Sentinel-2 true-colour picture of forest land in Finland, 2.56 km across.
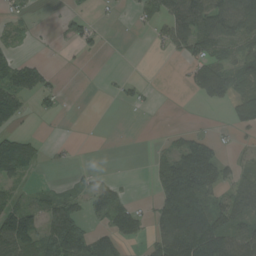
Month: August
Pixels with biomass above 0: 48%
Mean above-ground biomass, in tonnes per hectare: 53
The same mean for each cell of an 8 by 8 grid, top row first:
15 1 32 16 27 88 118 132
13 4 24 18 1 53 89 80
79 33 18 9 14 3 124 69
53 26 16 0 5 1 1 64
77 26 1 0 0 42 60 15
47 7 19 8 2 150 115 61
80 50 51 103 24 191 102 82
133 90 111 90 31 143 151 95
